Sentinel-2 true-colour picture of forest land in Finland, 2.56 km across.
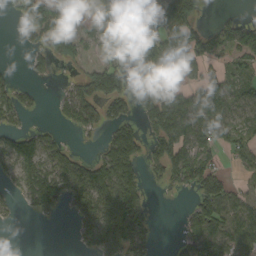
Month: September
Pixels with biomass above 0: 58%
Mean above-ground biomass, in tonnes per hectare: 68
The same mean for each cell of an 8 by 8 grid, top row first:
22 127 59 82 108 146 8 29
4 65 62 59 103 106 60 72
27 16 42 105 81 41 66 48
68 6 99 54 69 106 94 51
95 66 7 85 62 100 67 63
60 109 122 130 50 70 98 23
18 73 88 140 72 3 110 82
0 0 44 130 78 25 98 87
